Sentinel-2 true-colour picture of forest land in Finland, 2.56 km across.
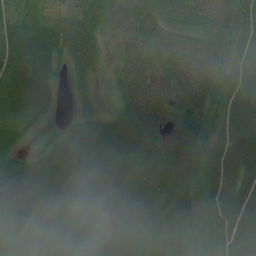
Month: July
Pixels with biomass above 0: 94%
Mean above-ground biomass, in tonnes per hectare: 48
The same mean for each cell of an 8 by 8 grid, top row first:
30 40 44 43 44 47 57 39
47 55 65 14 59 50 58 38
35 43 24 21 61 72 56 63
26 25 20 22 84 61 43 74
21 35 39 40 55 82 55 72
57 53 37 32 35 74 43 63
70 40 32 28 41 66 39 70
68 64 80 49 30 48 24 60
